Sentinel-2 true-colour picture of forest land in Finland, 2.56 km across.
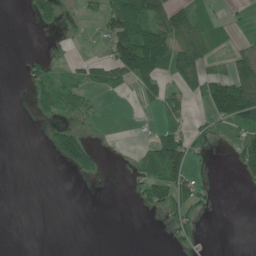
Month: June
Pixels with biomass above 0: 33%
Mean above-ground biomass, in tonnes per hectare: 37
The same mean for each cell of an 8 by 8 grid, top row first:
0 55 9 84 135 104 25 6
0 19 3 64 168 106 60 33
3 64 46 66 80 57 86 119
0 26 25 0 8 40 45 123
0 33 105 4 20 98 21 54
0 0 24 0 51 94 9 22
0 0 0 0 20 75 22 0
0 0 0 0 0 29 3 0
